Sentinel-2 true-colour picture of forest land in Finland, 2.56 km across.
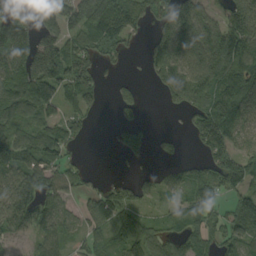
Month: September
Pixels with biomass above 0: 71%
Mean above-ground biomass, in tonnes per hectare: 84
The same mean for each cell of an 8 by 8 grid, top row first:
81 118 124 127 88 188 75 163
164 124 79 70 27 153 150 153
115 103 129 18 14 123 156 158
80 25 66 16 26 33 163 149
98 92 12 21 53 30 127 75
86 81 44 11 19 62 90 113
113 84 34 108 36 53 77 80
46 76 42 50 78 73 71 93
